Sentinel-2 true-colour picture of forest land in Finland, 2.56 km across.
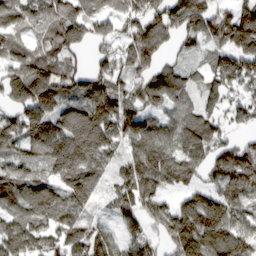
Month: March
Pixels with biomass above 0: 88%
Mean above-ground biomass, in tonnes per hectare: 137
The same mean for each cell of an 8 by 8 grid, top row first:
99 112 133 91 164 166 137 168
87 93 76 89 191 55 79 189
202 226 129 157 107 93 91 166
123 181 170 239 120 99 107 103
123 183 250 95 194 142 144 92
130 110 176 68 200 146 97 199
97 124 110 72 137 127 230 139
163 102 153 109 133 164 196 142
